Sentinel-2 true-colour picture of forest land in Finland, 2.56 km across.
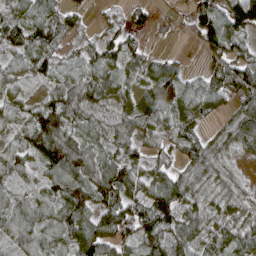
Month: April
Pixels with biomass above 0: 85%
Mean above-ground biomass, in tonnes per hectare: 66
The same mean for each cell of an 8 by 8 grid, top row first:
57 62 28 19 39 18 96 122
59 77 38 64 28 3 61 60
51 44 80 66 57 91 59 84
48 103 91 36 80 78 53 50
51 135 82 58 48 61 51 56
61 59 101 119 66 70 55 25
76 64 108 93 99 95 42 45
72 69 93 79 86 87 54 65
